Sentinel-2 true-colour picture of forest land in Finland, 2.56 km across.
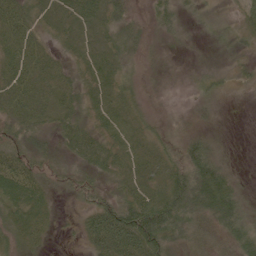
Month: June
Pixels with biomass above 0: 89%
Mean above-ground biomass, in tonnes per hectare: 40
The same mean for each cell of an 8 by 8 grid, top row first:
68 32 45 41 14 27 15 17
72 35 28 37 21 11 9 18
67 58 32 46 14 6 17 16
50 43 38 51 20 6 14 1
40 28 55 46 34 23 44 2
67 33 35 37 42 54 100 12
48 30 27 79 89 85 71 53
29 17 21 113 108 41 34 64
